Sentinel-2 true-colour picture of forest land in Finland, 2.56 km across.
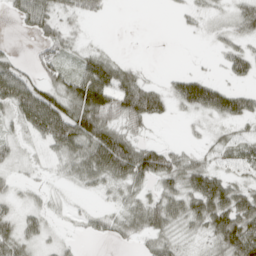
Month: April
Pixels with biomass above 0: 67%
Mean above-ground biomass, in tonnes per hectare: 40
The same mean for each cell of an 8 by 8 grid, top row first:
27 52 28 4 0 7 18 40
5 42 23 7 0 0 6 29
81 51 78 89 36 28 37 22
54 102 90 76 81 17 57 55
23 41 77 103 40 11 18 36
13 10 40 62 64 55 65 20
20 20 10 20 56 52 84 75
48 17 9 19 29 31 32 98
